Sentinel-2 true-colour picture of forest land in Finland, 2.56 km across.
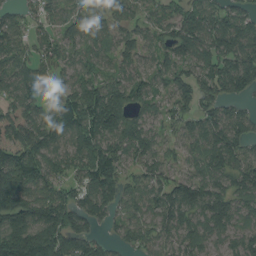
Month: August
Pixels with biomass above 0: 87%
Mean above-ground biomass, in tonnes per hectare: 98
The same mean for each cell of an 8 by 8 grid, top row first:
46 60 62 75 57 72 108 89
71 72 75 78 68 110 100 117
92 37 93 75 70 91 82 117
126 92 187 167 67 63 81 56
167 130 141 111 102 49 109 92
172 113 82 126 70 69 105 113
159 159 95 71 81 121 156 84
191 179 94 36 67 85 86 80
